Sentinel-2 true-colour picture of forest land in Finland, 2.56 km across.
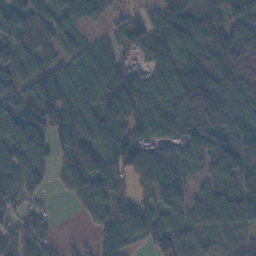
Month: November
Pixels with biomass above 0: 86%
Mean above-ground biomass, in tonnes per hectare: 94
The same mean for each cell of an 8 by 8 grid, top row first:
136 111 72 35 49 138 112 83
135 87 77 55 70 134 136 118
103 129 85 103 72 107 150 118
119 136 119 112 83 136 149 94
156 112 153 87 76 66 99 91
111 50 162 98 58 90 71 104
61 10 43 86 60 87 95 113
81 52 10 120 57 101 57 49
